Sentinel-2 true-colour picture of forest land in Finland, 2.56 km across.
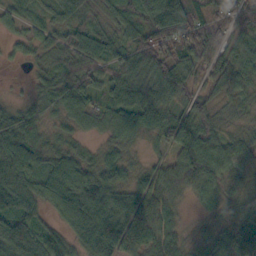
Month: October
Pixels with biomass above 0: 93%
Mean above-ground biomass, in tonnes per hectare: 63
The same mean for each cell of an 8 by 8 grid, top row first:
37 30 57 50 73 102 55 78
20 43 67 63 91 83 88 65
4 32 66 67 82 98 60 62
27 39 63 65 79 63 54 35
95 44 28 41 31 78 78 56
92 76 80 69 47 64 79 36
89 41 103 101 82 37 38 56
112 65 65 121 77 47 45 98
